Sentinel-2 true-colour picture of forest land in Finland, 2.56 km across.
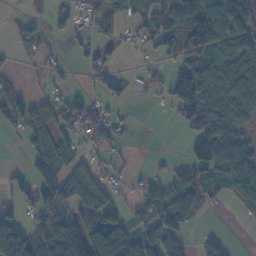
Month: November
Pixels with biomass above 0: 57%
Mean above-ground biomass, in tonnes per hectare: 56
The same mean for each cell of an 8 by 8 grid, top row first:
10 28 32 39 49 108 112 131
17 13 22 21 26 91 99 99
17 19 9 45 20 84 89 111
66 55 58 17 0 54 102 78
3 66 30 38 0 0 118 78
19 88 81 23 15 38 61 104
30 76 69 76 46 96 22 28
142 120 137 87 80 74 32 0
